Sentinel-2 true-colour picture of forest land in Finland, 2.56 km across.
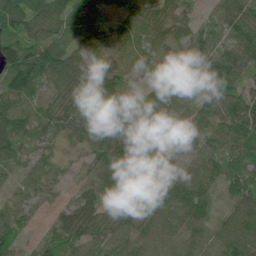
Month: June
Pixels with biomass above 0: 96%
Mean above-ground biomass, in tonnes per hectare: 71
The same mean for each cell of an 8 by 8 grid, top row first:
88 105 98 74 84 68 40 84
101 95 80 66 62 64 81 72
105 81 82 72 31 75 90 62
73 57 76 65 67 53 61 122
79 39 46 90 77 39 59 90
37 50 28 80 33 52 88 61
53 34 80 75 67 116 62 86
52 42 73 78 66 77 66 126
